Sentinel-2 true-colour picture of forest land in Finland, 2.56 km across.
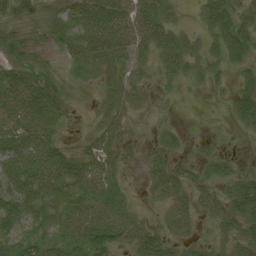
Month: August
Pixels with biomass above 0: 80%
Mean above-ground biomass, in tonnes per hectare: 33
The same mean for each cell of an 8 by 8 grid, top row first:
32 21 55 75 61 16 47 51
31 16 41 61 35 43 26 61
47 32 11 27 13 23 21 25
47 48 5 27 7 2 2 42
51 49 14 38 9 18 10 1
57 54 53 33 15 42 25 25
43 33 49 44 6 27 31 46
31 34 50 47 53 19 12 37
